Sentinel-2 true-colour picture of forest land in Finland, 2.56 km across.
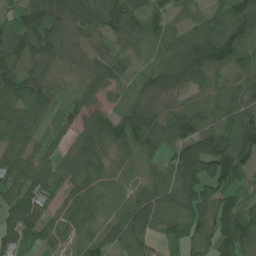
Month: July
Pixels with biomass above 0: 89%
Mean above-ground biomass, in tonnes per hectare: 71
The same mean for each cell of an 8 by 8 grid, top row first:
45 119 71 86 73 54 59 107
82 63 28 45 35 77 110 99
98 60 18 68 52 77 60 54
84 41 54 63 72 58 80 85
78 34 51 70 67 78 135 124
99 72 53 44 52 91 109 65
97 46 62 56 109 98 85 75
75 48 44 48 60 50 74 100
